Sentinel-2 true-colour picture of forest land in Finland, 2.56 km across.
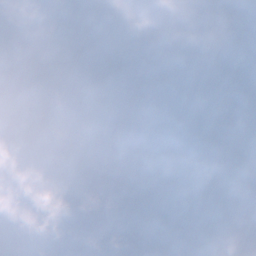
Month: December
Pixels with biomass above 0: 53%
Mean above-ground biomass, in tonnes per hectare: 62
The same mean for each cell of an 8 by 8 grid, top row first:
10 27 8 143 89 18 7 0
4 8 7 36 57 38 42 40
30 8 4 9 31 36 87 16
33 36 11 2 26 26 41 22
52 70 105 103 51 77 23 50
52 73 161 127 121 114 116 18
83 60 136 150 188 152 84 38
140 36 10 98 197 115 137 77
